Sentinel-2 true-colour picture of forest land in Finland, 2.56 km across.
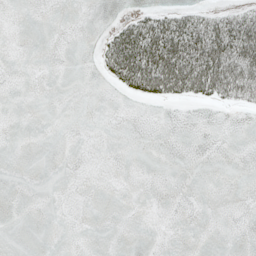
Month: May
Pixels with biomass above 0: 17%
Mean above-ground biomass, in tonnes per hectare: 13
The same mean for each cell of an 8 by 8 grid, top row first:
0 0 0 1 20 31 28 37
0 0 0 41 78 78 78 76
0 0 0 19 67 75 77 83
0 0 0 0 0 0 1 9
0 0 0 0 0 0 0 0
0 0 0 0 0 0 0 0
0 0 0 0 0 0 0 0
0 0 0 0 0 0 0 0
